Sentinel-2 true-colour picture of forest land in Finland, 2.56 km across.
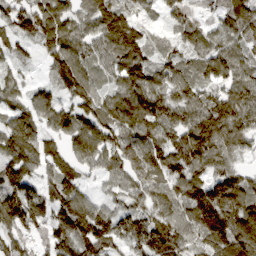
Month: March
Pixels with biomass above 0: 93%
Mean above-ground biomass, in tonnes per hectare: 100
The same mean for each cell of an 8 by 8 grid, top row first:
103 121 77 142 44 78 50 117
55 81 82 101 93 51 90 72
51 50 137 54 119 96 76 98
85 109 118 122 153 96 133 139
152 67 139 102 119 110 146 70
118 61 53 59 107 109 107 80
151 105 113 67 78 87 173 132
90 95 137 114 107 102 115 151
